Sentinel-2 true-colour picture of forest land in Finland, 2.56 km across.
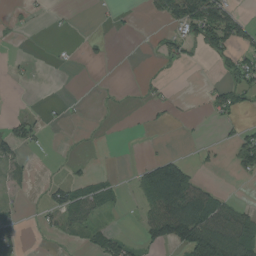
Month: August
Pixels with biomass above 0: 29%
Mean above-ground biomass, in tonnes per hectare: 27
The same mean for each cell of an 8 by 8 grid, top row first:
6 7 1 7 8 64 110 31
1 2 4 3 2 29 44 53
7 0 0 0 8 1 4 55
6 7 2 3 4 5 18 26
60 5 2 0 1 0 9 55
12 5 14 8 51 107 8 17
12 35 66 18 35 134 99 29
35 8 13 45 32 96 140 87
